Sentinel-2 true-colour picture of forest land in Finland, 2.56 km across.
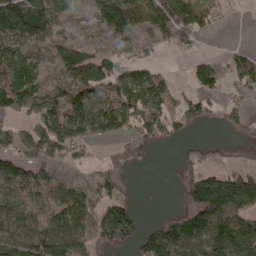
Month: April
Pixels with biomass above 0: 65%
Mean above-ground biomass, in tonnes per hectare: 70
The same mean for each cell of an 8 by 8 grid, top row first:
119 90 21 129 95 109 42 2
78 41 76 50 31 37 1 24
137 53 120 106 84 23 73 49
48 77 103 124 96 63 31 23
50 92 86 33 41 19 18 11
93 55 17 75 0 20 93 95
78 62 107 108 7 23 194 113
63 107 81 97 82 145 110 124
